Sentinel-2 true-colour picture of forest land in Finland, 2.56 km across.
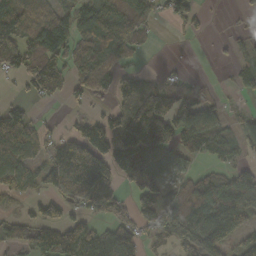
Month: October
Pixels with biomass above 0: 64%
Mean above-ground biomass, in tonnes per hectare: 71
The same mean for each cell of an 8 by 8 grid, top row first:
122 93 80 106 61 59 16 10
85 108 74 92 25 2 1 22
27 86 52 63 64 26 10 32
61 4 12 60 200 144 103 13
91 46 93 54 157 83 86 40
80 92 193 91 120 41 60 72
15 63 52 64 101 119 104 103
44 77 111 89 48 70 101 53
